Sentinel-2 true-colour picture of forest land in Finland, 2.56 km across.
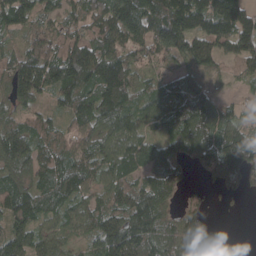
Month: April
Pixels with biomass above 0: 88%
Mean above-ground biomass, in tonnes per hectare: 98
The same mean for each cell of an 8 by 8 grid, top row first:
126 67 84 140 144 179 144 138
54 124 119 108 73 98 105 94
130 123 144 180 45 91 78 38
57 41 101 125 82 108 104 46
170 83 78 105 97 78 125 179
113 119 106 87 88 67 68 104
128 90 79 92 143 44 27 2
110 76 50 170 154 108 71 0
